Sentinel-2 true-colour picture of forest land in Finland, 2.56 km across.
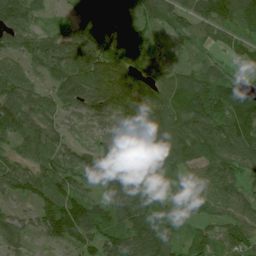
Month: July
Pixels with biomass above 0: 92%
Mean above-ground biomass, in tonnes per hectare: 85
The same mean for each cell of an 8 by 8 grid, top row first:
107 24 82 108 79 113 105 115
72 92 103 98 83 39 43 48
100 57 120 131 94 86 77 48
108 76 57 92 99 105 117 116
57 82 37 104 117 106 98 103
86 94 87 107 101 61 82 64
35 101 123 98 92 58 67 75
53 50 84 83 132 56 62 94
